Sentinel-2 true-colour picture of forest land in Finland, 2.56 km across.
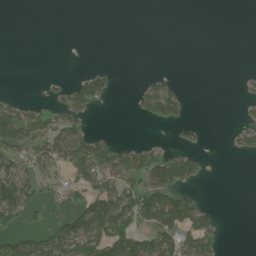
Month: June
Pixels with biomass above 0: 32%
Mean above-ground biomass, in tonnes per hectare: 35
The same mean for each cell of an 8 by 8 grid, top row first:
0 0 0 0 0 0 0 0
0 0 0 0 0 0 0 0
0 6 37 29 15 12 0 7
54 40 42 0 41 59 0 7
75 74 82 44 25 17 5 34
88 38 53 70 65 110 8 0
107 26 63 100 95 127 28 0
68 80 110 110 58 78 71 0
